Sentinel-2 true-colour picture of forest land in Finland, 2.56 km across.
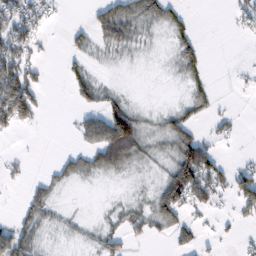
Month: February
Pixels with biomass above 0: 49%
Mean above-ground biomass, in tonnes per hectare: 37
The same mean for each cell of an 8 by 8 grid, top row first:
85 31 0 67 48 36 0 34
78 4 27 42 15 37 9 0
123 13 52 6 0 12 25 7
129 10 32 80 14 35 33 5
1 0 35 173 38 76 59 4
16 23 37 21 6 127 115 57
13 43 3 13 24 101 38 39
77 15 15 37 18 45 15 21
